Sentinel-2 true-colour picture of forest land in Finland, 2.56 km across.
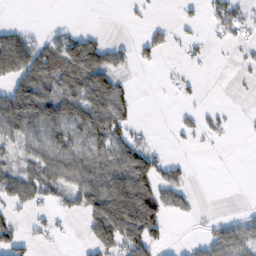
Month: February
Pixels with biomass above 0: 47%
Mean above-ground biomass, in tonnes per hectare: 53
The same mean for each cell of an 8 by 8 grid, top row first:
0 0 0 0 11 8 35 51
119 82 112 47 33 16 15 19
86 102 115 75 0 20 1 7
129 111 106 106 0 11 22 5
56 91 62 87 46 6 13 1
80 99 95 124 127 47 0 0
37 31 66 185 170 53 4 4
67 22 11 115 103 4 50 79
